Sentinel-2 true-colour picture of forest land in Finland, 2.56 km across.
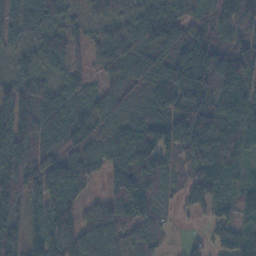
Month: November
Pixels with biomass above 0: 89%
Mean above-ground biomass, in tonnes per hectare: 94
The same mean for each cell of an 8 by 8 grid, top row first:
85 113 44 82 89 97 33 70
58 93 40 80 74 114 101 96
77 60 54 51 61 72 140 170
125 90 60 91 107 91 143 141
114 80 50 81 161 120 215 138
99 105 87 103 115 48 165 80
71 114 74 116 97 30 69 92
79 135 131 127 88 10 49 144
